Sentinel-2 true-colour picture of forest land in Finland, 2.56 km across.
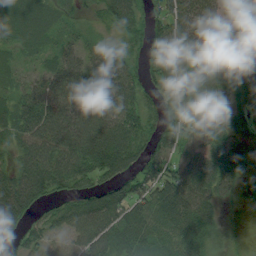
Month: August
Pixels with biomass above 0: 89%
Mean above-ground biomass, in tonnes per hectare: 61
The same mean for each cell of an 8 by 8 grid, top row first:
70 51 17 54 50 77 69 30
35 33 37 27 47 72 66 48
29 53 71 71 44 69 64 52
63 86 74 71 64 53 58 46
48 90 98 112 55 64 73 52
65 90 68 63 80 81 90 59
101 30 64 103 71 98 64 18
45 52 72 79 58 71 46 10
